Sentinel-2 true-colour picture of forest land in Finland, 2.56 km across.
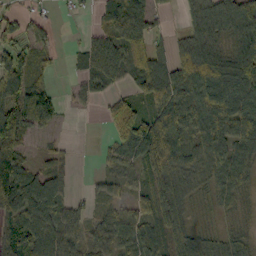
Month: October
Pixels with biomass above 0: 77%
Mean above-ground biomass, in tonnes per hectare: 68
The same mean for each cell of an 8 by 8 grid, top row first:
45 13 11 69 77 14 104 115
77 22 34 91 89 53 82 81
123 27 40 60 78 98 138 144
116 54 11 62 63 110 124 119
94 13 1 54 135 97 104 85
114 70 3 38 57 87 60 63
90 81 30 33 53 77 16 22
77 90 52 69 84 73 53 43
